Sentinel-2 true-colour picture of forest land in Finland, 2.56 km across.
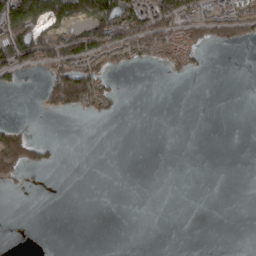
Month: March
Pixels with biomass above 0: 24%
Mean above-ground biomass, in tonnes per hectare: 31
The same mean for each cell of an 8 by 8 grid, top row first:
175 128 103 157 113 103 57 72
135 95 114 98 76 60 31 16
35 52 118 23 0 9 0 0
0 23 33 17 0 0 0 0
105 24 0 0 0 0 0 0
32 2 0 0 0 0 0 0
0 0 0 0 0 0 0 0
0 0 0 0 0 0 0 0
